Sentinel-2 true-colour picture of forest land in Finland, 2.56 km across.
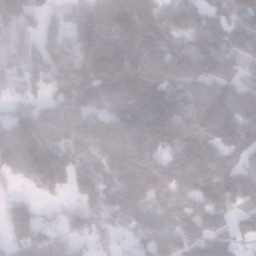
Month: January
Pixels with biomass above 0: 87%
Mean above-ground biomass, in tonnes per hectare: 114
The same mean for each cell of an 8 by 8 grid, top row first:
96 51 76 146 165 110 89 100
53 113 117 138 135 94 146 102
68 115 159 167 147 119 106 81
103 92 100 106 150 129 151 135
196 179 120 132 157 120 130 134
91 248 126 106 181 114 137 128
108 40 97 117 104 101 97 62
123 82 62 54 73 103 84 53
